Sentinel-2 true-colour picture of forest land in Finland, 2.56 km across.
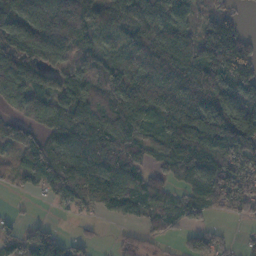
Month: November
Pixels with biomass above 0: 82%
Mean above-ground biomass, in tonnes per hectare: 100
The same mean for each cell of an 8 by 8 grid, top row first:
136 150 199 94 114 99 54 32
158 207 110 92 112 135 143 161
124 100 116 112 105 119 122 134
66 120 130 118 120 132 145 160
112 89 158 111 67 102 129 141
45 112 156 145 71 55 133 104
7 10 51 72 73 75 69 65
63 79 29 11 37 20 64 14
